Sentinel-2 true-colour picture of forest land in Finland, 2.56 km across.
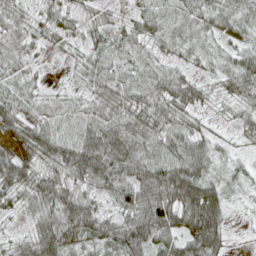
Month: April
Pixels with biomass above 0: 93%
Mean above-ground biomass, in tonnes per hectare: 48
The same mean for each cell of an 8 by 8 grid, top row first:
41 32 25 28 42 36 43 49
46 22 18 42 31 30 27 38
35 12 18 52 43 49 24 60
56 39 44 57 57 49 19 27
50 61 72 80 61 50 34 15
76 47 59 73 74 94 48 27
29 57 69 31 79 94 107 9
25 82 58 62 78 63 95 3
